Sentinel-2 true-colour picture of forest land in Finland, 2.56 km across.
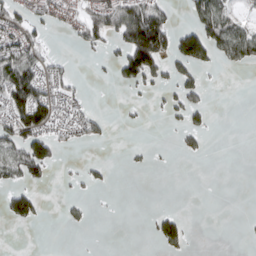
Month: March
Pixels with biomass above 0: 30%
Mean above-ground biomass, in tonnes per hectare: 35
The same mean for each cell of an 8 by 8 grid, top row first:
59 39 40 76 115 14 96 29
75 24 25 31 207 96 104 91
127 48 7 15 83 55 10 0
115 89 34 2 7 33 33 0
80 86 21 5 4 11 10 0
47 28 17 7 2 0 0 0
84 4 14 1 0 4 0 0
0 0 0 0 3 61 0 1
